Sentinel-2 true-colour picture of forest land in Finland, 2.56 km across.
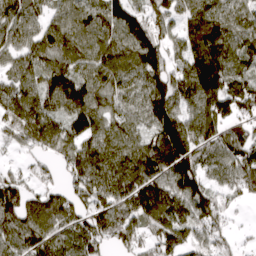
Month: April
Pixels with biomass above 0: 89%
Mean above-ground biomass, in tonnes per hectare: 127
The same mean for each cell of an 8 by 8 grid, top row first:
116 81 114 148 111 100 175 117
96 130 115 127 171 81 203 141
98 161 168 138 142 139 219 122
128 137 180 112 134 149 158 117
59 112 133 131 123 184 128 133
67 40 138 146 160 182 93 138
140 132 93 136 159 154 143 26
128 130 143 97 84 139 109 29
